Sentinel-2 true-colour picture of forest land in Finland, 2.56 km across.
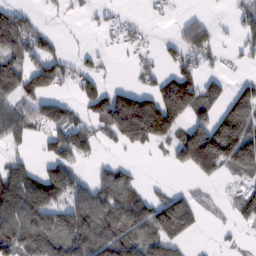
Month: February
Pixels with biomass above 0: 56%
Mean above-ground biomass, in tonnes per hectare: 77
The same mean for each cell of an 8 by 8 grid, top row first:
85 10 14 24 8 10 12 50
110 64 11 16 21 43 62 37
93 125 35 15 40 122 52 44
90 121 43 158 198 145 77 143
42 73 122 17 69 81 161 185
112 127 52 62 11 1 13 43
126 138 119 123 102 197 17 71
111 125 153 144 115 113 2 10
